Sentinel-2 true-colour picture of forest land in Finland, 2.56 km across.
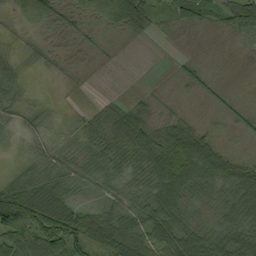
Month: September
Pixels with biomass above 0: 81%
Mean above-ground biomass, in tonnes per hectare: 41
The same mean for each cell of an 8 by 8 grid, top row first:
20 38 20 57 61 38 36 60
10 14 8 7 1 2 2 7
28 6 6 0 1 12 18 3
26 15 13 38 36 14 8 19
14 25 27 57 66 73 55 7
27 60 42 37 49 87 76 76
144 137 42 42 62 66 35 77
88 95 96 90 66 66 75 59
